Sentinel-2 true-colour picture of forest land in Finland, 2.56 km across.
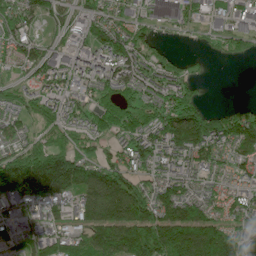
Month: June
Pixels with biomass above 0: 81%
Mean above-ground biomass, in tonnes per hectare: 92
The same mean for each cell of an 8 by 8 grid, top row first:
91 53 37 63 46 35 37 44
80 38 42 120 65 11 23 47
41 87 69 101 94 83 19 0
62 69 81 122 107 156 77 78
68 70 65 54 123 179 156 131
213 267 150 130 84 106 51 77
62 79 97 154 135 140 82 80
60 110 97 169 184 190 165 85
